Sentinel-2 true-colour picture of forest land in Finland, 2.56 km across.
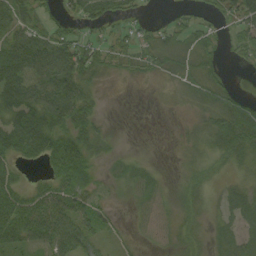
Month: August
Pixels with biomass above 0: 73%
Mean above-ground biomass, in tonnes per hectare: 33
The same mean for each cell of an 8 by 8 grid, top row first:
54 22 37 35 13 16 23 58
68 65 61 36 30 32 33 31
72 62 57 9 12 19 31 8
69 89 52 1 0 4 31 45
65 57 49 9 1 5 23 52
24 27 46 17 23 7 16 14
71 66 43 17 24 17 13 31
55 58 46 9 13 18 15 31
